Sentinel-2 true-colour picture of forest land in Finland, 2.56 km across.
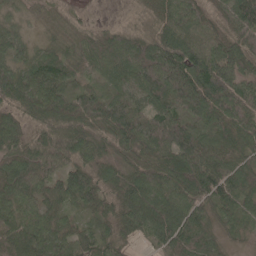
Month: May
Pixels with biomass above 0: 97%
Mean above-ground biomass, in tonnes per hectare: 75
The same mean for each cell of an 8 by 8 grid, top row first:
27 16 16 4 32 72 43 106
55 44 55 69 86 104 72 91
78 101 50 59 87 120 130 81
70 90 98 88 82 88 94 93
84 83 80 61 78 118 75 76
97 74 90 56 87 95 121 90
76 57 58 56 100 94 72 58
96 94 80 70 31 108 63 26
